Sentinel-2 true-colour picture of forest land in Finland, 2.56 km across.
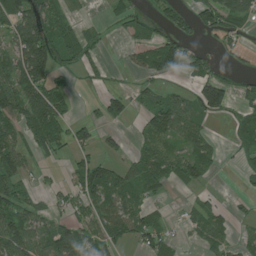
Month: July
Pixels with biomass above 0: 55%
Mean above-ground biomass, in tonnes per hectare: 50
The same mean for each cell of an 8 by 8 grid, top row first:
82 72 15 22 34 44 71 67
75 102 92 3 48 77 20 25
94 75 14 10 28 19 68 23
91 128 8 53 35 96 69 35
72 71 43 19 28 40 44 37
74 10 55 64 78 53 37 13
85 31 46 69 47 3 35 11
104 68 93 59 54 15 39 14
